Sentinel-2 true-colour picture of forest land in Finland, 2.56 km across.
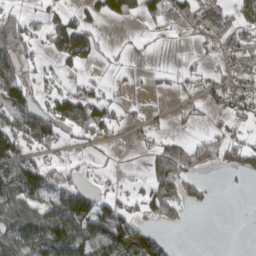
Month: March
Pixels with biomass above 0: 50%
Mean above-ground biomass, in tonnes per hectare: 53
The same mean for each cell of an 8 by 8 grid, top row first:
60 33 29 56 50 44 50 58
105 34 95 12 9 3 12 52
127 30 31 9 6 19 23 47
156 72 98 51 12 17 22 50
110 65 20 18 26 63 60 67
136 87 20 10 25 128 15 29
94 84 174 68 50 74 16 0
95 121 100 111 80 6 0 0
